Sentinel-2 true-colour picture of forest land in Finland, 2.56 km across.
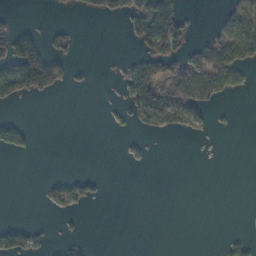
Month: November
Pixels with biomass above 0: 21%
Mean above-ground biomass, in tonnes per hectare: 20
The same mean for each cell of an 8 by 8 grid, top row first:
9 1 6 20 65 56 1 55
107 40 6 0 33 46 41 58
98 78 5 2 69 77 59 20
2 0 0 6 47 45 22 1
39 0 0 0 8 0 0 0
0 5 21 0 0 0 0 0
0 11 18 0 0 0 0 0
45 14 12 0 0 0 0 20
